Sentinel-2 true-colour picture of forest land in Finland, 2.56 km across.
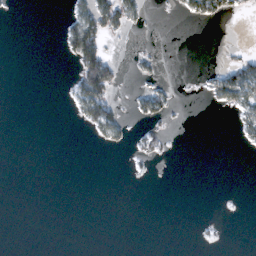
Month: February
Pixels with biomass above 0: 13%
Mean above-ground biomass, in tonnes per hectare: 9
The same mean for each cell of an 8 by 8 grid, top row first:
1 0 35 44 13 4 39 12
0 0 87 3 3 0 0 2
0 0 50 45 8 2 16 70
0 0 25 43 24 5 1 28
0 0 0 16 14 1 0 8
0 0 0 0 2 0 0 0
0 0 0 0 0 0 0 0
0 0 0 0 0 0 2 0
